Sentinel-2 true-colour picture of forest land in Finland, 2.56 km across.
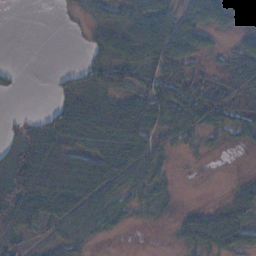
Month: November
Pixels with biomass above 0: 65%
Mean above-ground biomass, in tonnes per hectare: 36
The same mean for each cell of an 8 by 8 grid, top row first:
0 0 10 28 71 50 59 58
0 0 4 53 76 62 21 33
6 3 39 49 64 67 20 44
2 21 78 71 74 74 70 27
30 47 41 61 49 21 9 15
67 40 64 54 37 6 0 5
69 53 48 39 19 10 16 42
38 25 35 6 0 14 43 41
